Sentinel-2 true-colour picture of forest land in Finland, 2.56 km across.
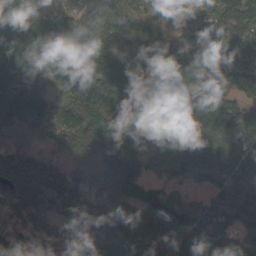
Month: March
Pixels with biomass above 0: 95%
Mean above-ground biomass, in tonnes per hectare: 100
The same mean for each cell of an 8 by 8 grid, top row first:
108 102 81 106 70 36 61 105
145 153 165 101 61 79 117 85
126 83 199 129 76 73 134 95
112 108 123 127 162 151 195 89
69 52 110 114 100 97 80 92
110 122 69 108 62 59 50 83
112 106 117 75 50 97 72 109
74 73 92 125 101 108 93 93
